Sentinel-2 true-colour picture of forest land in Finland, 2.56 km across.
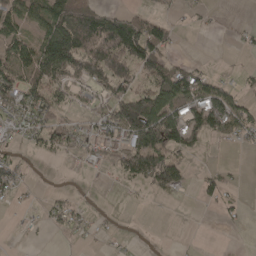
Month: April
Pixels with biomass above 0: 47%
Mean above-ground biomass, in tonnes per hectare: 51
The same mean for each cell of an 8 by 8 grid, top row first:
80 104 118 71 41 11 9 3
72 126 129 148 135 15 0 13
70 109 66 100 42 106 54 15
66 67 19 78 188 96 130 70
24 45 51 74 137 93 28 26
43 3 7 21 106 100 33 5
9 24 20 2 3 1 9 15
1 3 14 7 1 2 0 1
